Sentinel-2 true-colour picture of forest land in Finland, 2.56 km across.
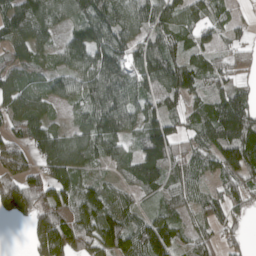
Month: April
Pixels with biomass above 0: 84%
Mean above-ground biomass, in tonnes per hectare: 87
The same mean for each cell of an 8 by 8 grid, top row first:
102 94 98 104 87 85 87 23
83 54 121 109 89 78 59 43
79 55 91 127 93 147 85 49
82 50 51 141 89 59 83 134
81 141 86 110 113 91 96 187
87 104 74 37 121 72 41 105
90 123 114 97 36 62 80 46
0 144 103 129 103 73 54 31
